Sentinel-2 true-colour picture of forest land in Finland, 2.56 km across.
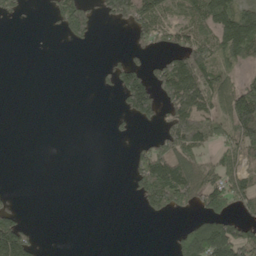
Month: May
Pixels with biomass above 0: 38%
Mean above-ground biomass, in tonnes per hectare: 59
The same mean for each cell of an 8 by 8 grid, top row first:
32 20 125 71 117 62 147 128
0 0 12 2 36 81 104 142
0 0 0 44 116 188 113 56
0 0 0 10 106 123 89 169
0 0 0 4 32 135 62 98
0 0 0 0 126 170 100 68
37 0 0 0 44 79 91 57
196 1 0 0 0 52 195 143
